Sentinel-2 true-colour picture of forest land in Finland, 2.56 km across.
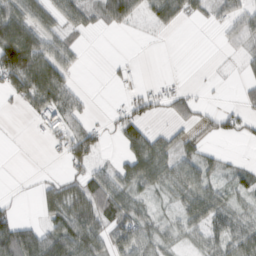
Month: February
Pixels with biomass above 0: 57%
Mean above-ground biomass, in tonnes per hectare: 40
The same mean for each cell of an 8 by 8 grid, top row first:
100 43 39 93 42 47 24 47
169 79 19 0 1 0 0 19
90 117 10 5 8 5 2 12
9 59 41 12 35 37 16 27
1 14 72 7 80 41 11 8
1 8 38 51 64 53 43 28
12 42 75 77 28 22 62 26
106 84 88 61 48 21 36 52
